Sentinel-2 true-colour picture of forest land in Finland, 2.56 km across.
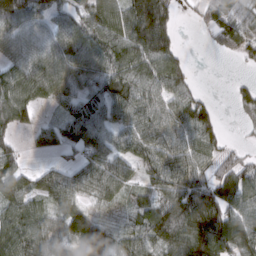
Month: March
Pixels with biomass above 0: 81%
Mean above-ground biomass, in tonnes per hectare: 87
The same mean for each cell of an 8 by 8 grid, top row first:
146 83 75 93 143 40 54 60
107 120 140 109 119 53 10 66
121 147 103 103 99 92 0 12
112 21 85 85 97 92 62 30
45 51 86 85 97 98 89 12
87 55 77 125 58 107 82 97
97 56 73 54 77 145 144 107
113 88 122 75 82 133 169 123
